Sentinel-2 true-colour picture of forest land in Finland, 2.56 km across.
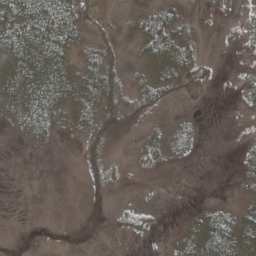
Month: May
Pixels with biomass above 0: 44%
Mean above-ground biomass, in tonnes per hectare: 22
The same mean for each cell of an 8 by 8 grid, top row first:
76 94 38 10 32 34 6 7
70 73 24 22 26 49 2 4
58 64 40 40 27 32 19 10
39 74 39 46 32 4 0 4
2 13 15 22 21 25 0 6
0 0 7 16 5 0 0 8
0 0 0 7 10 0 9 16
1 2 1 3 12 9 44 37
